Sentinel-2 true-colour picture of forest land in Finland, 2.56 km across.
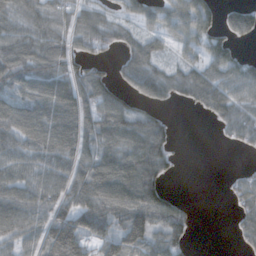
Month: October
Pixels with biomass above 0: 72%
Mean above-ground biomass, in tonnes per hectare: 63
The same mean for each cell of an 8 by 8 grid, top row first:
69 68 58 30 48 85 64 91
81 81 53 43 66 44 67 22
89 91 72 41 86 61 92 75
78 96 107 91 51 6 49 54
70 83 82 70 70 14 0 32
67 71 60 73 88 12 0 22
89 83 110 74 96 48 0 37
65 101 126 100 107 60 0 22
